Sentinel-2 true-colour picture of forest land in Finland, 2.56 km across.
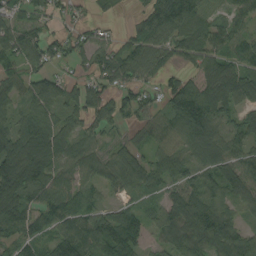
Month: August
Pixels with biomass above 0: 85%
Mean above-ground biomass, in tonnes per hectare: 77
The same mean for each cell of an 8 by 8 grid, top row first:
52 48 18 14 68 157 58 53
92 69 54 53 96 70 84 60
84 81 46 69 53 54 85 94
57 74 75 81 51 106 120 63
114 123 68 35 50 56 100 64
137 100 68 63 91 70 63 93
109 82 92 57 46 100 96 51
74 67 110 151 55 97 105 89
